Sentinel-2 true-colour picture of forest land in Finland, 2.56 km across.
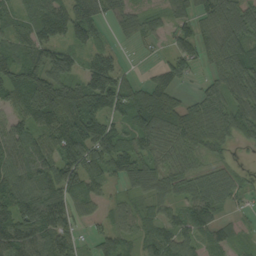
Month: September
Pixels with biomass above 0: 86%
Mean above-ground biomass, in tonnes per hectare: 74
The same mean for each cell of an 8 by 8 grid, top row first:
48 106 117 56 43 58 79 103
55 95 62 36 18 59 57 107
79 126 80 142 32 58 38 121
61 139 133 90 109 91 70 88
79 63 122 110 62 66 61 25
93 82 121 57 95 66 69 35
113 123 42 30 32 45 90 25
83 92 32 64 49 68 49 25
